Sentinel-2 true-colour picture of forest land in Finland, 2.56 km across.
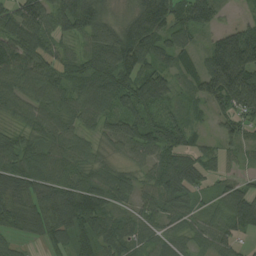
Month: August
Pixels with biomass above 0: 89%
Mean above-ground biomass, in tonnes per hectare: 81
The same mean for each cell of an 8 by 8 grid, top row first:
110 96 151 58 182 102 72 16
100 71 43 142 141 78 58 146
74 80 73 119 124 44 115 155
53 73 74 75 105 45 49 98
65 73 51 57 87 103 25 50
105 86 74 69 45 137 50 36
109 104 146 62 58 71 34 97
42 63 92 78 55 49 60 46
